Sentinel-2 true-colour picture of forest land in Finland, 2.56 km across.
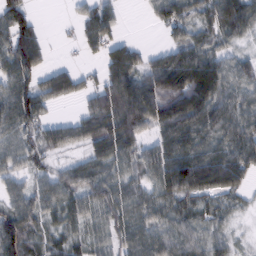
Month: February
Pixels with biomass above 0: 83%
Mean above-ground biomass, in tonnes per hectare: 71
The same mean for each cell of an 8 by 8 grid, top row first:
85 1 37 49 13 80 72 100
103 33 26 60 28 63 70 31
83 60 45 85 92 117 140 81
107 41 37 110 150 128 106 78
69 66 52 87 60 101 71 85
48 54 77 62 64 137 121 79
68 60 66 79 79 65 50 21
106 39 37 62 91 102 71 17
